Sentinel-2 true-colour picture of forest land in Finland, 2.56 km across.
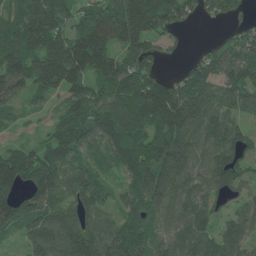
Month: June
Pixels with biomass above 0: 88%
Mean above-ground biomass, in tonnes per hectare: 104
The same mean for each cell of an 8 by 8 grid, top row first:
91 179 82 150 180 101 50 40
126 136 143 121 104 23 35 108
123 123 101 131 131 71 121 132
40 38 116 142 159 172 130 91
37 80 108 106 137 172 111 100
165 149 83 42 141 157 104 89
111 97 88 49 108 76 70 58
31 110 153 109 101 83 81 91
